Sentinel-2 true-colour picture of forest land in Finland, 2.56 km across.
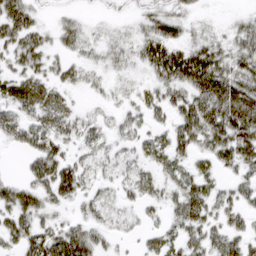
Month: March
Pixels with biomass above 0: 73%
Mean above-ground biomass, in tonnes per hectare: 31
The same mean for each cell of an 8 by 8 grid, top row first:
55 7 11 8 19 28 6 12
40 25 25 20 35 40 40 36
36 31 22 14 16 48 68 51
31 43 16 13 30 34 62 73
21 39 24 19 29 39 38 58
12 47 38 21 26 31 28 25
45 23 12 16 20 27 38 30
34 52 55 17 18 28 37 37
